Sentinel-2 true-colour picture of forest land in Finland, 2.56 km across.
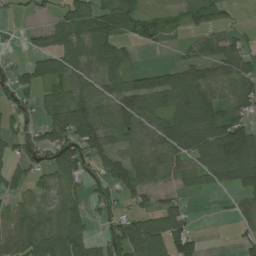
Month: July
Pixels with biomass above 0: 69%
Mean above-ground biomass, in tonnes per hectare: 73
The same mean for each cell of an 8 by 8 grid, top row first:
10 31 112 102 67 29 62 10
10 61 68 80 24 16 63 69
55 83 80 80 76 84 95 105
39 72 113 98 105 103 109 73
59 95 107 75 83 99 107 152
51 62 65 76 78 63 68 98
75 65 52 44 42 65 1 40
121 121 103 91 154 112 7 33
